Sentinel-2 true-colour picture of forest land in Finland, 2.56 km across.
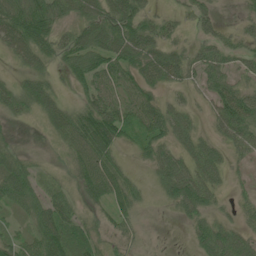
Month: June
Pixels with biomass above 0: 80%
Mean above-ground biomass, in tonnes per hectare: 50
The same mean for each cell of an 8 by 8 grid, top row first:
91 73 62 96 58 23 36 15
73 59 75 85 85 38 48 34
32 48 43 56 57 48 45 31
41 60 59 82 64 49 25 89
18 9 69 78 48 56 42 52
88 17 47 70 13 105 63 12
40 62 31 51 15 41 46 25
38 80 46 28 10 0 78 52
